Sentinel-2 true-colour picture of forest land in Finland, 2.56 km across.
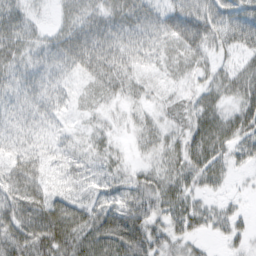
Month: February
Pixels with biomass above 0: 91%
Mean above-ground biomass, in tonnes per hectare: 39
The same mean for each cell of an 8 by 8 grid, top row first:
39 10 42 39 45 55 56 44
39 32 57 42 33 44 40 38
28 30 23 46 26 25 30 51
25 29 16 18 23 33 51 50
24 21 21 25 26 38 72 46
48 30 26 33 34 46 46 8
59 68 42 48 52 49 27 12
67 80 67 79 67 39 14 20
